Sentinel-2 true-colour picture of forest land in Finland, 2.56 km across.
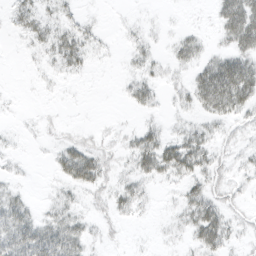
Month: March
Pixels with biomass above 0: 56%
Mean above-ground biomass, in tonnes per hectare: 17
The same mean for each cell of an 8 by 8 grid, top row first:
19 20 12 1 2 1 4 63
2 22 34 3 17 18 12 37
0 5 4 1 22 8 51 64
2 2 0 1 11 8 25 24
3 4 19 8 33 31 24 10
6 4 46 15 24 23 25 9
34 12 14 18 10 11 40 10
50 47 30 5 1 6 39 10
